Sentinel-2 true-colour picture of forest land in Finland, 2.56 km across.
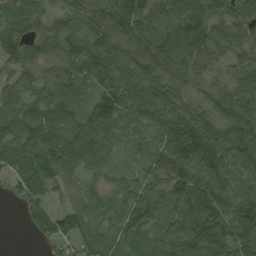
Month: September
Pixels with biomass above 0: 93%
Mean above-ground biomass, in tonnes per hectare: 81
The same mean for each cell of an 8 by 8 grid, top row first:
85 55 67 85 85 96 81 51
93 69 76 98 98 124 82 67
48 59 89 98 115 83 51 79
65 85 66 104 110 118 75 95
72 98 113 62 47 98 122 102
68 81 53 38 49 107 105 86
15 74 58 67 98 103 115 110
0 59 71 47 70 116 127 96
